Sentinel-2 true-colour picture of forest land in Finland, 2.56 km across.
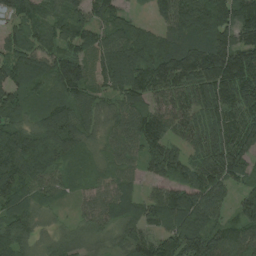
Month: August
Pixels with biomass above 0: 92%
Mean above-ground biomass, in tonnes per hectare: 103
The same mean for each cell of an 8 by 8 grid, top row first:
93 87 93 94 18 120 145 168
98 83 80 117 101 117 134 151
112 96 132 105 132 135 147 161
91 106 98 60 112 98 102 116
142 157 78 66 110 71 112 135
141 118 51 71 66 95 109 84
89 43 41 90 95 131 107 78
107 43 66 60 103 144 159 103
